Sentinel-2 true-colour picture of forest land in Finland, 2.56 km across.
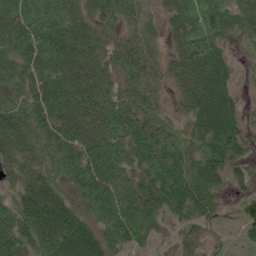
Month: June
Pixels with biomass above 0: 93%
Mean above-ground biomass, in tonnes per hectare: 79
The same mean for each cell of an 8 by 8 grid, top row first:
119 97 69 57 29 54 99 66
112 116 108 51 43 42 87 24
86 121 114 69 55 44 90 19
84 121 128 111 69 26 102 46
82 81 115 116 109 73 87 63
50 71 120 115 84 107 95 26
84 116 62 123 100 89 57 42
85 103 106 83 72 46 36 35
